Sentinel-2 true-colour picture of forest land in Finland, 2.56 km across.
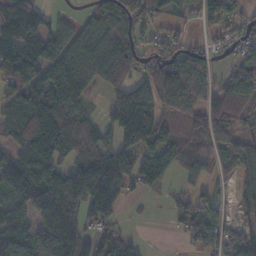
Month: November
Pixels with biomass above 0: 77%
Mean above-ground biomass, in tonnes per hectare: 90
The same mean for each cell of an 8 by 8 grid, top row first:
139 54 27 82 106 32 85 60
126 113 102 94 66 63 49 51
71 93 114 113 83 111 79 97
77 139 67 95 177 141 93 77
68 127 100 92 128 127 71 70
109 147 177 169 80 50 43 61
81 145 144 93 5 32 59 39
125 121 115 83 16 14 106 60
